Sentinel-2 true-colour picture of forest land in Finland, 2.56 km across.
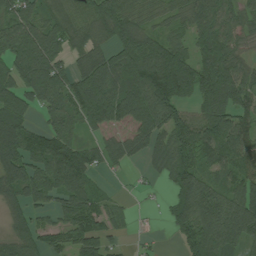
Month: July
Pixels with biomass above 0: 81%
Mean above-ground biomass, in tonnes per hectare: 101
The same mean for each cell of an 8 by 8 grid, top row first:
113 73 60 128 63 47 117 66
179 146 71 82 120 91 146 64
118 174 97 117 149 219 158 96
111 86 112 122 110 111 110 87
168 120 68 62 87 135 140 106
127 121 128 19 21 111 69 94
57 58 117 54 7 86 169 154
61 74 120 57 10 32 156 134
